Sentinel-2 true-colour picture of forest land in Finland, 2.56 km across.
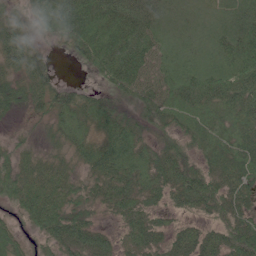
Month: June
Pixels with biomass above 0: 92%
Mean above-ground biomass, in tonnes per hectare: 63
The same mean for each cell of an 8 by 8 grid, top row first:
30 79 112 118 85 59 57 64
80 15 66 136 116 70 68 116
50 45 6 83 84 89 95 103
33 49 64 59 48 66 66 71
21 26 50 69 44 45 69 73
58 53 36 69 60 77 67 69
37 80 45 46 54 37 53 55
37 49 76 38 58 50 56 76
